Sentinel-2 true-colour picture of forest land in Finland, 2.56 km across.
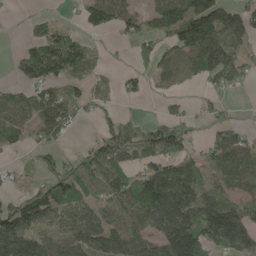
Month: May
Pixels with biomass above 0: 66%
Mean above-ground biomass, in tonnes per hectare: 79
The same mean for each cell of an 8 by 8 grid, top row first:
2 27 39 94 66 129 162 97
16 145 101 9 43 88 156 71
32 96 55 14 33 53 50 54
66 93 38 20 6 47 30 7
29 51 12 104 93 105 57 94
16 54 110 101 97 156 58 90
85 120 88 62 121 176 158 111
174 72 99 106 79 198 133 135
